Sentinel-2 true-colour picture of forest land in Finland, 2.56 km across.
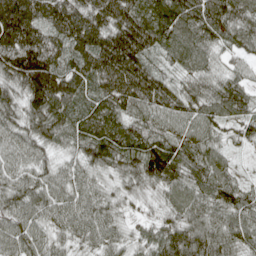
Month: May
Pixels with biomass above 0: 99%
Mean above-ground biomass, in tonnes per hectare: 94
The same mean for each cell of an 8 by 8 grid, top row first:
224 124 123 132 98 108 119 102
177 125 120 178 134 95 75 67
114 167 109 141 147 55 69 62
84 132 95 127 92 92 95 82
66 70 80 128 125 96 71 44
65 60 60 55 109 85 83 36
77 73 80 63 28 73 83 99
81 56 46 59 52 109 94 78
